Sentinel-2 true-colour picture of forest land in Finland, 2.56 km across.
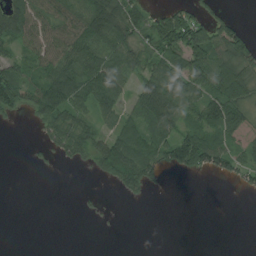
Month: August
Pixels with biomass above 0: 55%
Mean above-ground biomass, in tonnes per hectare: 49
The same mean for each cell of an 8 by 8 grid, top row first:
97 77 84 115 62 61 41 11
41 68 113 83 55 74 102 95
86 82 100 83 59 99 97 79
40 89 41 42 92 93 75 64
0 31 54 87 104 103 93 33
0 2 0 74 92 8 24 43
0 0 4 3 1 0 0 0
0 0 0 0 0 0 0 0
